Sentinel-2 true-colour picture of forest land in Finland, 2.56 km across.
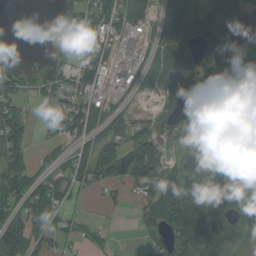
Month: August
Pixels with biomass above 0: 70%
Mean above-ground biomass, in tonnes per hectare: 74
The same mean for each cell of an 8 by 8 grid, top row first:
0 0 79 110 72 118 99 112
22 10 68 74 47 166 131 135
67 33 96 33 48 169 115 159
53 25 101 68 14 58 99 86
63 13 62 83 127 35 120 65
79 42 75 80 136 94 106 81
63 89 16 15 50 151 97 59
111 70 28 11 18 60 95 89
